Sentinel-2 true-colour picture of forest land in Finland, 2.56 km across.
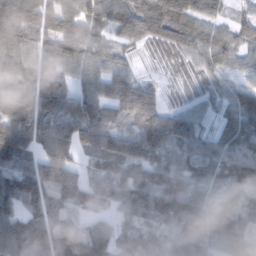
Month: February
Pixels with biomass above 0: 93%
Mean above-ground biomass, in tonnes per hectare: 88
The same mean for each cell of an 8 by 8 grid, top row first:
126 115 99 83 124 130 76 41
129 106 114 72 53 80 95 67
97 81 58 99 43 33 50 37
121 100 104 77 120 76 37 90
122 73 93 105 126 106 62 80
100 110 68 87 90 64 75 89
74 101 65 66 116 135 81 87
111 110 116 100 79 66 67 91
